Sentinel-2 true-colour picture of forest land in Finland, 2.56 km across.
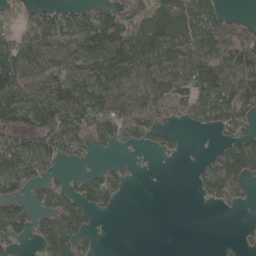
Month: May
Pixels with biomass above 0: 61%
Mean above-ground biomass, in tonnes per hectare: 68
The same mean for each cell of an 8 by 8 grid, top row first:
29 68 81 95 97 114 121 25
98 82 86 143 120 93 119 144
114 77 86 125 66 78 127 97
119 115 111 120 89 52 82 88
83 87 47 45 28 14 3 84
119 49 28 53 1 0 74 113
77 71 83 29 0 0 7 18
51 78 56 1 0 0 0 8
